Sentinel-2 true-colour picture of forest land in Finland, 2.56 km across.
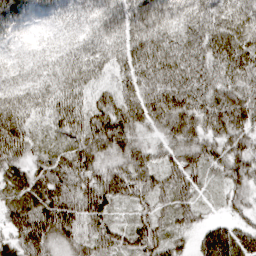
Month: March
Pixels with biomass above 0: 98%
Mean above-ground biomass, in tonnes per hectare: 68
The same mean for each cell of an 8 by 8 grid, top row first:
56 22 31 58 75 56 72 80
12 17 49 64 81 86 85 116
34 65 84 45 78 84 74 78
105 78 89 105 88 103 85 97
99 51 86 105 54 74 63 68
61 89 86 78 77 67 40 70
77 93 86 51 39 66 22 37
62 74 67 53 65 43 58 64
